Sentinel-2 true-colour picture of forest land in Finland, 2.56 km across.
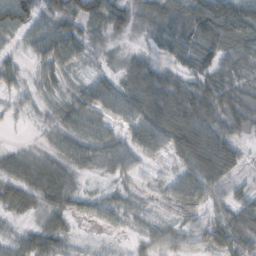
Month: October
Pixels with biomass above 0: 87%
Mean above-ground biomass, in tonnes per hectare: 49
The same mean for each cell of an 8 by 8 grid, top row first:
99 60 80 78 56 61 122 96
32 67 60 13 16 48 91 66
33 32 21 34 73 46 73 59
20 20 54 53 61 73 87 80
9 18 48 57 61 23 62 23
54 76 24 37 23 36 43 18
22 43 29 44 25 48 58 71
35 46 11 8 36 42 57 85
